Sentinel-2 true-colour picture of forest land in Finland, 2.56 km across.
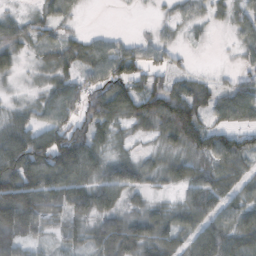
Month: October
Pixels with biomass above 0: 82%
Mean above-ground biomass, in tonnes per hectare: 60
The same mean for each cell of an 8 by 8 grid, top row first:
27 37 9 0 1 24 24 44
48 36 46 48 38 24 4 34
17 30 54 87 55 49 24 35
30 62 71 84 86 123 67 87
105 119 113 35 15 58 87 73
108 105 92 86 46 55 68 57
140 87 85 63 35 41 98 73
75 24 40 95 86 69 100 79
